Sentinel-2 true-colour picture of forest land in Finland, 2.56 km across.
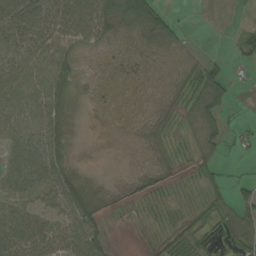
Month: September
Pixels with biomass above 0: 66%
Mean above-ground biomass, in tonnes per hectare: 33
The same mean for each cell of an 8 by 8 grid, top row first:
82 74 92 64 83 13 0 0
69 66 38 13 16 19 2 24
67 69 15 3 3 12 75 8
64 62 4 4 4 9 57 3
63 79 2 1 6 8 30 15
69 77 19 1 15 8 20 8
58 50 50 10 9 6 18 52
88 71 72 13 4 26 20 48
